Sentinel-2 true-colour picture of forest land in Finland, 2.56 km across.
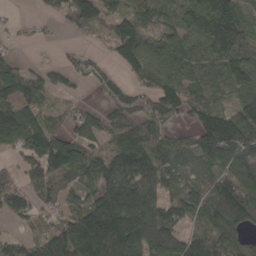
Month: April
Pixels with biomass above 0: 79%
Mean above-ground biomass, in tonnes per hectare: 92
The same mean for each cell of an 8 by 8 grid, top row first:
9 19 99 78 96 73 133 85
18 6 18 55 114 93 82 95
92 53 33 39 55 109 85 77
102 41 44 79 89 88 114 90
84 128 81 71 120 72 130 144
42 128 87 151 152 96 98 159
74 48 84 171 178 89 123 125
38 111 174 202 171 104 129 74
